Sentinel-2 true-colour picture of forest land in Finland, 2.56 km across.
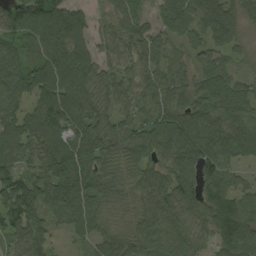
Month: September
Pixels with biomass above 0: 92%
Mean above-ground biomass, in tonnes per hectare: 91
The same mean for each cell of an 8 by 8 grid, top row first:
104 127 76 59 49 95 114 78
82 107 82 56 74 48 65 39
115 127 110 72 73 80 88 50
76 118 113 74 68 106 107 101
101 107 109 90 101 127 115 111
98 101 107 81 90 113 100 50
114 98 115 73 83 111 117 111
76 58 36 93 103 94 58 120
